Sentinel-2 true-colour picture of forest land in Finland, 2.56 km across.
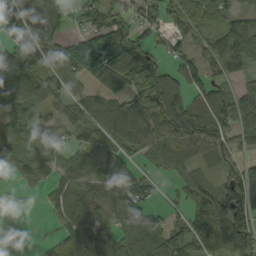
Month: September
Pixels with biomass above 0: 80%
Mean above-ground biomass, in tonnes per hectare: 75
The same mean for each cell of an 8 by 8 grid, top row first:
123 54 44 78 62 80 61 51
136 93 102 122 76 33 69 122
127 77 58 93 109 98 65 50
74 44 65 99 118 123 84 82
61 67 41 77 87 86 75 42
40 40 76 60 45 43 29 70
5 39 129 85 63 31 92 115
13 25 152 86 67 76 88 116
